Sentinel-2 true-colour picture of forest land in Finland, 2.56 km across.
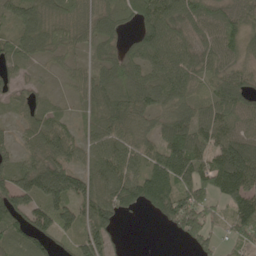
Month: May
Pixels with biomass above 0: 84%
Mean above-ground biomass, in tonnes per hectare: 68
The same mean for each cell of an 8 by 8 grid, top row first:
70 79 63 69 86 89 75 58
59 60 34 36 85 92 56 59
30 12 36 73 65 82 46 62
25 41 18 80 70 78 69 82
36 81 46 84 58 111 81 104
71 122 70 84 89 110 98 162
85 104 72 81 52 111 63 108
56 49 63 45 0 17 61 48
